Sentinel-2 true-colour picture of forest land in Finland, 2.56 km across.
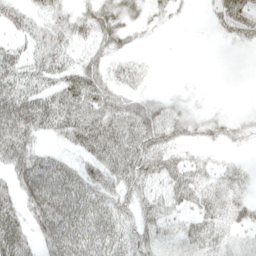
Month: May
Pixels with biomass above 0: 72%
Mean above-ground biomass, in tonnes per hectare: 41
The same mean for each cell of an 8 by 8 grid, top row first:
36 34 29 47 21 11 11 62
30 50 23 33 7 0 0 8
61 50 75 33 14 1 1 0
88 71 76 61 51 20 12 6
83 18 59 70 62 30 15 11
62 89 57 58 61 55 33 30
51 94 68 57 47 41 46 35
82 53 63 54 50 22 42 12
